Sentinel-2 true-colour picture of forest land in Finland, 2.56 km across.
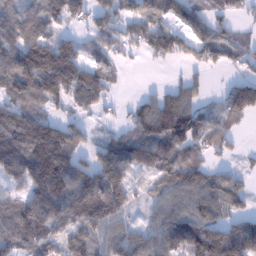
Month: January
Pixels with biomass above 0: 78%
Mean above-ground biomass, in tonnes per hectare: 97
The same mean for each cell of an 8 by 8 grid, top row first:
117 105 68 71 83 66 70 32
125 148 71 63 64 94 93 65
142 175 162 53 1 20 21 63
119 52 58 20 92 169 55 111
141 195 65 81 118 119 84 12
89 215 139 157 49 107 87 40
96 162 177 161 37 90 112 53
106 110 124 95 87 125 144 171
